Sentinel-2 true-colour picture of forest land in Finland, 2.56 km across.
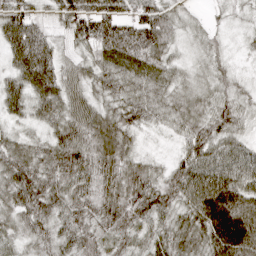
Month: April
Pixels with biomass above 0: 98%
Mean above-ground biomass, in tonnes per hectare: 64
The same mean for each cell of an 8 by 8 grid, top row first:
92 36 85 88 79 39 15 17
103 66 43 89 100 31 35 13
66 97 65 62 57 44 42 23
50 65 74 61 56 59 61 47
55 52 86 86 17 29 76 48
88 68 74 75 63 73 101 82
69 72 65 69 78 64 106 96
39 56 71 59 47 64 79 104
